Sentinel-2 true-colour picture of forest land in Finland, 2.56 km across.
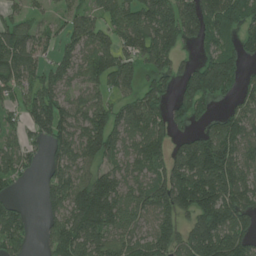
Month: June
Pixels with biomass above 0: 77%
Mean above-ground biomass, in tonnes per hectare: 109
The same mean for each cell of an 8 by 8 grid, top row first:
55 31 69 81 148 150 153 139
153 59 95 104 153 113 85 103
101 88 76 122 94 86 196 77
57 147 105 105 128 90 51 72
63 99 145 124 131 59 123 118
74 60 96 115 101 130 172 121
68 64 173 152 122 144 158 151
105 61 137 110 95 128 177 134
